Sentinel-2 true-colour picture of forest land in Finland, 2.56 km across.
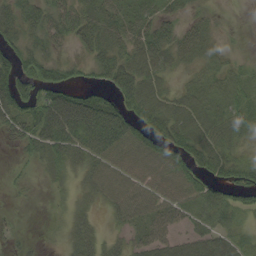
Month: September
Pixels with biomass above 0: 76%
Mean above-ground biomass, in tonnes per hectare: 39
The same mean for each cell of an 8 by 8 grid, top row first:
48 42 45 42 43 25 14 0
46 33 24 45 59 45 25 4
82 60 22 51 54 13 27 29
62 86 96 76 59 46 37 35
21 51 56 62 60 64 53 24
8 13 23 54 56 62 37 47
4 3 18 28 50 47 43 42
11 3 35 14 39 34 48 35
